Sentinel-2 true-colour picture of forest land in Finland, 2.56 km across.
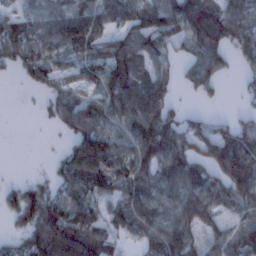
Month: January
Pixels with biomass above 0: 76%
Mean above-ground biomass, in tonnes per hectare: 78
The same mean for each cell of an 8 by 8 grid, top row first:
63 75 96 77 92 112 122 97
78 77 81 69 79 49 113 76
11 54 59 112 93 36 86 26
0 25 90 83 123 37 11 18
0 1 86 87 106 86 91 105
3 26 109 115 87 118 87 137
80 106 110 70 120 103 107 70
35 121 140 82 69 141 55 100
